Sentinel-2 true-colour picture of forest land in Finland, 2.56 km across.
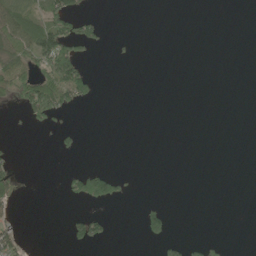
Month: June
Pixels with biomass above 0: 15%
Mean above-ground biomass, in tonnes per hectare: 17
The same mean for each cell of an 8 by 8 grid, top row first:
84 58 47 0 0 0 0 0
67 105 42 4 0 0 0 0
60 74 93 0 0 0 0 0
7 61 7 0 0 0 0 0
2 1 14 0 0 0 0 0
29 0 63 68 0 0 0 0
15 0 7 9 23 2 0 0
37 0 41 9 19 26 16 0
